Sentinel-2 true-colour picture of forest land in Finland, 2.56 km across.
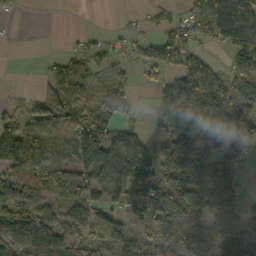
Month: October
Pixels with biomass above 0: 71%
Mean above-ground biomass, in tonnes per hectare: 78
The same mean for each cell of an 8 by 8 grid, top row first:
7 0 0 1 14 24 143 196
1 0 23 28 30 104 29 129
0 53 88 58 22 54 164 81
29 84 108 90 20 114 139 77
219 89 139 139 72 98 116 84
78 70 100 96 129 113 140 49
80 64 60 57 96 144 93 55
105 144 72 62 52 99 103 93
